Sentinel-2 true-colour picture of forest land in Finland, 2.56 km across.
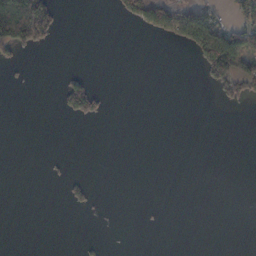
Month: October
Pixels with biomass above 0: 12%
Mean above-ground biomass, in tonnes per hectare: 20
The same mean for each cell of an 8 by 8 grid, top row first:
160 94 0 9 87 97 62 51
78 18 0 0 0 11 139 134
2 0 36 0 0 0 52 105
0 0 75 3 0 0 0 4
0 0 0 0 0 0 0 0
0 3 6 0 0 0 0 0
0 0 15 0 1 0 0 0
0 0 5 0 0 0 0 0
